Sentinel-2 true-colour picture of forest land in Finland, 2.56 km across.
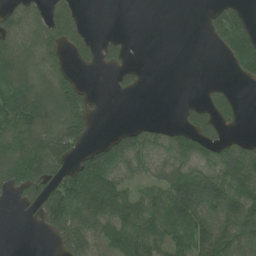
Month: June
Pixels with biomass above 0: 58%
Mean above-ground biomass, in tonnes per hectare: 72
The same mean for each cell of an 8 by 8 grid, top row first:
60 69 31 0 0 0 36 88
83 72 43 46 0 0 11 150
97 72 37 18 18 0 4 31
144 111 111 0 0 9 90 26
90 125 58 106 103 75 84 54
121 106 136 127 56 94 129 156
15 129 129 116 100 105 102 135
0 21 133 92 137 80 120 124
